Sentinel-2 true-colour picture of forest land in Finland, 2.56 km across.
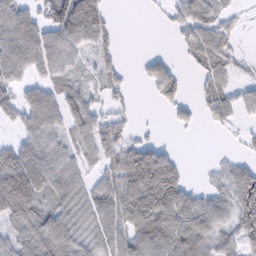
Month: February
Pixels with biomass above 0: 69%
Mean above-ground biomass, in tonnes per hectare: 67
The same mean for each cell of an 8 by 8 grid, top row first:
92 76 140 25 2 42 54 15
107 92 55 36 1 14 81 12
54 51 29 39 30 52 48 20
57 96 81 38 0 29 37 43
53 67 59 80 67 10 0 12
159 112 50 75 190 110 15 93
146 66 69 103 157 122 79 103
66 101 60 98 121 119 88 72
